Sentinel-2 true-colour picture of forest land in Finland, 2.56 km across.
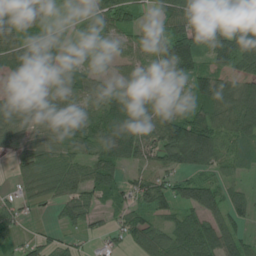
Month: July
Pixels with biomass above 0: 82%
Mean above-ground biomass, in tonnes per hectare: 58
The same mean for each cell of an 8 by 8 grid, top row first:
56 29 25 69 29 79 76 48
60 65 32 34 46 116 68 101
42 40 41 39 42 42 83 67
45 41 59 83 46 54 62 84
25 48 63 87 81 158 127 55
19 67 65 60 57 61 53 28
46 14 67 37 61 60 92 54
28 36 23 33 70 75 109 73
